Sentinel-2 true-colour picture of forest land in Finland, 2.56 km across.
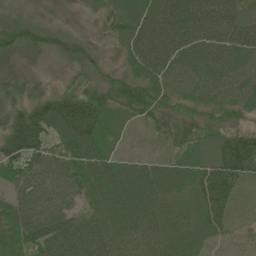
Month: June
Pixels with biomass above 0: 97%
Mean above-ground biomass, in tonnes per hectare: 61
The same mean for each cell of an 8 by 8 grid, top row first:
49 34 18 54 81 91 81 69
59 62 54 27 85 80 73 78
38 25 39 46 63 62 70 65
47 98 95 60 51 50 47 59
94 73 103 44 7 46 49 91
67 71 69 80 57 62 75 77
73 79 37 62 60 45 71 13
81 83 92 63 53 52 27 10
